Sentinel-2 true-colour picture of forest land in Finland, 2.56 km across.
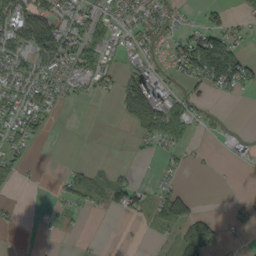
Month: September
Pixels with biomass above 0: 43%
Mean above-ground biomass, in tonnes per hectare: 34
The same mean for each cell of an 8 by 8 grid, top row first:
77 76 54 48 43 26 18 12
60 85 65 39 45 40 124 40
43 57 49 33 79 21 73 75
57 32 0 6 116 75 14 0
37 3 0 0 19 42 2 10
27 1 49 27 2 16 2 0
8 6 34 43 29 93 2 19
1 3 2 0 3 40 84 4
